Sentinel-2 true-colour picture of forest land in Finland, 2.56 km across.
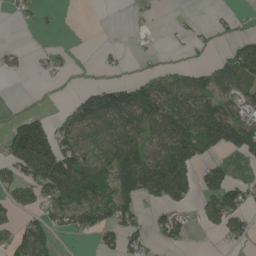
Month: June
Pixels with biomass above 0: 49%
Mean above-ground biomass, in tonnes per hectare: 60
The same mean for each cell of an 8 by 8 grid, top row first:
15 7 0 0 15 8 5 12
14 15 2 6 7 7 14 52
3 6 1 18 47 58 57 91
11 20 71 141 155 125 131 65
147 165 83 95 95 146 94 105
66 151 125 94 194 155 68 35
55 66 103 109 40 47 65 74
58 48 9 51 40 37 1 26
